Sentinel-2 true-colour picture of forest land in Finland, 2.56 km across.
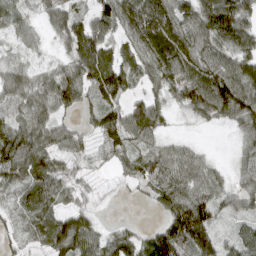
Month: March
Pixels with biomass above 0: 86%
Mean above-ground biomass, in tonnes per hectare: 63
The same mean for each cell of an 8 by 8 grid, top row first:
49 41 45 87 132 92 110 92
28 15 99 54 63 79 73 80
65 54 82 85 50 63 89 99
61 61 41 52 77 23 64 87
114 78 42 49 52 34 6 32
74 86 19 12 60 79 77 41
53 83 40 2 6 99 95 50
29 74 99 50 46 129 81 67
